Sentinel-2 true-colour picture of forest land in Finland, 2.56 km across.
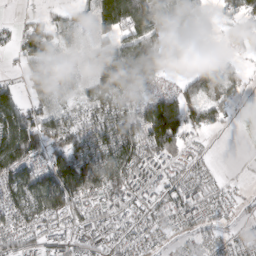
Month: March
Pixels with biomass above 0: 76%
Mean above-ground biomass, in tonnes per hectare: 75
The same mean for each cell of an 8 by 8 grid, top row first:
5 24 40 148 140 86 27 74
45 84 41 83 114 92 15 47
16 67 30 121 123 38 68 49
109 75 57 137 125 138 80 10
168 99 130 159 140 102 10 0
116 110 186 146 87 46 32 3
107 131 77 68 46 60 60 18
72 58 42 47 51 29 43 42
